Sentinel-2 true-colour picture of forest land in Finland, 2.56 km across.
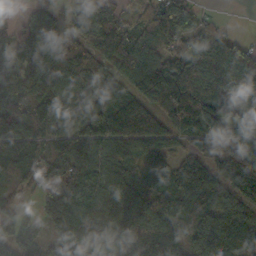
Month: October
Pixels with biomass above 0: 88%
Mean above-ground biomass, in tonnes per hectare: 100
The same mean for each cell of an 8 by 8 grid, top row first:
19 66 92 119 67 160 16 0
94 119 90 121 101 88 110 72
113 152 105 87 137 152 124 114
116 115 97 150 140 120 163 58
113 64 130 121 108 65 76 94
41 79 105 98 73 91 106 158
42 68 117 105 140 113 115 96
74 67 84 103 134 96 145 107
